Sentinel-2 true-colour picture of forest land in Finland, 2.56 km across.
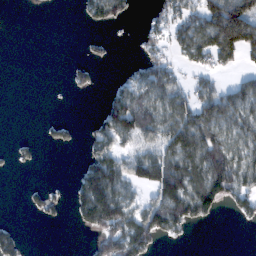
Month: February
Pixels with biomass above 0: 45%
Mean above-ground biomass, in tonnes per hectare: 57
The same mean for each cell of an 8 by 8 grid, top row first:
0 0 18 70 12 72 139 144
0 0 6 11 34 52 146 96
0 0 30 13 84 51 45 46
0 0 0 96 112 101 97 87
14 15 23 73 68 120 121 76
2 0 59 136 109 157 166 108
0 33 78 158 86 129 80 47
36 0 1 103 89 15 0 0
